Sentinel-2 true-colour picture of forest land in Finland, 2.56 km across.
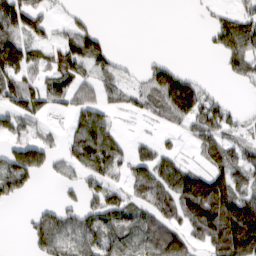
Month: March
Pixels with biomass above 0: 59%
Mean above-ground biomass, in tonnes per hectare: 57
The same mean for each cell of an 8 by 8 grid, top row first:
78 37 19 0 0 0 9 27
95 56 93 25 0 0 13 83
106 67 66 40 38 93 6 31
87 40 69 33 36 90 76 15
76 54 90 77 28 14 76 48
117 29 44 55 70 99 91 59
6 28 54 77 61 85 147 135
0 70 55 68 76 80 75 178
